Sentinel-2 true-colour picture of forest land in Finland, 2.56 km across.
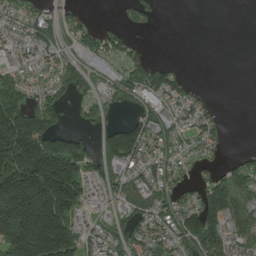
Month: July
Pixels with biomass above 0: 63%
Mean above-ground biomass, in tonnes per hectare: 91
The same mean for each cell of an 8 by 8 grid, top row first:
52 52 29 2 40 0 0 0
55 83 59 78 23 0 0 0
73 56 83 50 109 75 0 0
184 118 33 24 67 61 43 0
308 200 96 164 119 54 58 0
275 297 141 81 76 55 38 96
302 299 89 46 103 98 142 142
224 290 101 80 79 82 159 108
